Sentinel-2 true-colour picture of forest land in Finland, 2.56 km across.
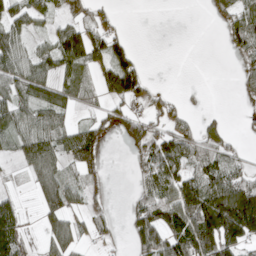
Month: April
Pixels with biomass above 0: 57%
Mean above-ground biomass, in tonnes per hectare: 61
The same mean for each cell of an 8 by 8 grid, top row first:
70 46 59 27 0 0 13 81
88 59 126 95 3 0 0 53
84 70 59 120 58 0 0 35
82 84 22 43 38 37 13 5
55 86 114 8 91 92 57 12
10 73 51 3 67 96 96 68
49 63 34 17 88 131 172 224
85 52 39 17 106 123 153 126
